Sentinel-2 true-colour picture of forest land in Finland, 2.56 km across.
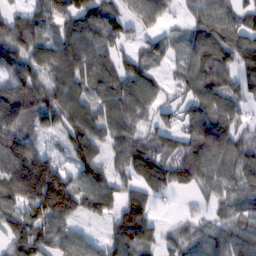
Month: February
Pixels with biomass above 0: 85%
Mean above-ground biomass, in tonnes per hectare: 85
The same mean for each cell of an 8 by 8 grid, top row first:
72 112 120 95 74 26 104 75
95 88 99 76 47 34 111 112
83 72 84 89 100 42 105 82
97 94 85 92 72 49 107 52
124 27 72 62 76 70 127 81
152 182 80 77 110 82 84 100
96 163 91 76 100 6 36 78
92 89 62 77 87 51 69 91
